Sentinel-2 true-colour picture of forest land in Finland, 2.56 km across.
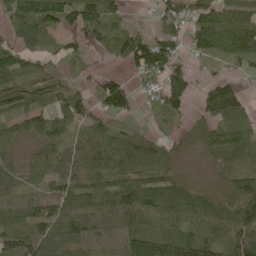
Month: June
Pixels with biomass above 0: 83%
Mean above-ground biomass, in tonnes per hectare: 82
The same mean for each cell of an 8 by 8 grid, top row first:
86 112 127 64 3 66 83 86
98 43 52 75 148 74 85 100
85 91 22 52 36 109 30 37
91 101 92 94 19 69 83 102
60 81 64 89 79 48 80 82
44 66 86 95 107 68 26 81
82 80 124 130 111 77 85 118
92 108 99 90 127 110 87 140
